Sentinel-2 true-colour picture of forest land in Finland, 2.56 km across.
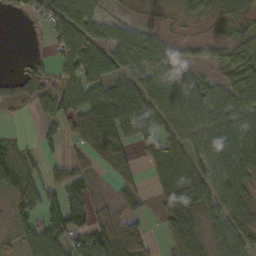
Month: October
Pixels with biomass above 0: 73%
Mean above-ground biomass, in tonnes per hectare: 55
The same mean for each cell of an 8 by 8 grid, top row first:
13 52 75 20 16 20 55 53
0 19 90 69 62 28 29 53
29 47 80 66 58 57 34 69
12 48 92 106 88 70 56 71
30 37 68 108 41 66 67 90
69 35 52 46 19 76 64 84
52 98 66 42 22 68 54 44
34 94 60 106 68 44 42 62
